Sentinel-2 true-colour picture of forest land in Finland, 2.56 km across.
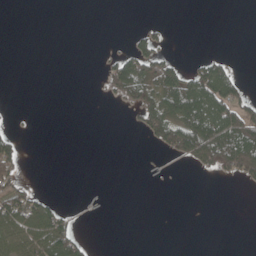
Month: May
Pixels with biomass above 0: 23%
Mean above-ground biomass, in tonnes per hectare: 21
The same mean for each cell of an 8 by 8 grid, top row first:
0 0 0 0 0 0 0 0
0 0 0 3 47 1 0 0
0 0 0 57 81 70 89 22
1 0 0 1 54 82 88 66
30 0 0 0 8 75 110 99
35 0 0 0 1 1 12 41
72 40 2 0 0 0 0 0
57 75 32 0 0 0 0 0
